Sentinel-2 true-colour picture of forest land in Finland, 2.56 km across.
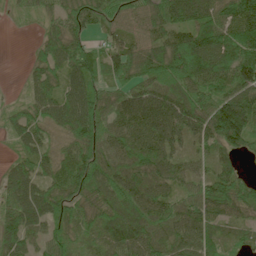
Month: June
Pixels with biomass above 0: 91%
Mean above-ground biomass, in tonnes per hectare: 75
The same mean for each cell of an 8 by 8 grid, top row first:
13 37 73 62 65 84 82 115
0 68 63 41 69 108 119 122
2 68 89 65 82 90 98 98
35 68 120 72 114 104 96 163
38 45 94 77 94 66 68 80
71 59 109 90 88 59 51 51
82 86 64 83 91 68 75 61
84 71 47 80 96 75 73 39
